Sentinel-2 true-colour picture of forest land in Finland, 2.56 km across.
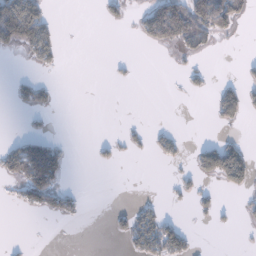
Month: January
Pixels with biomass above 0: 21%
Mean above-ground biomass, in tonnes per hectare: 26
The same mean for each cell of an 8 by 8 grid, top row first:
142 37 0 20 43 115 122 57
51 61 0 0 14 41 24 1
16 11 0 4 0 1 11 20
7 21 0 0 0 0 7 55
31 57 0 10 11 22 27 29
57 112 0 0 0 11 47 85
16 44 17 6 25 4 17 12
1 0 0 6 66 64 0 1
